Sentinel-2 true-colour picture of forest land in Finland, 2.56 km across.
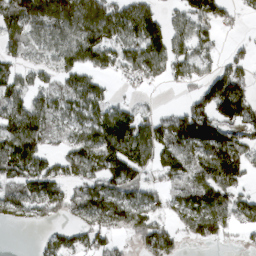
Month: March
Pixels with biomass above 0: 71%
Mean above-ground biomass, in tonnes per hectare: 87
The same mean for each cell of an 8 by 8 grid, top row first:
110 180 160 125 124 55 100 27
59 74 141 108 120 83 60 22
69 45 84 31 51 50 85 92
95 100 83 109 46 43 108 137
134 57 90 173 135 105 136 98
103 95 79 118 69 93 132 98
92 79 75 124 85 60 118 98
0 35 49 56 87 53 68 18
